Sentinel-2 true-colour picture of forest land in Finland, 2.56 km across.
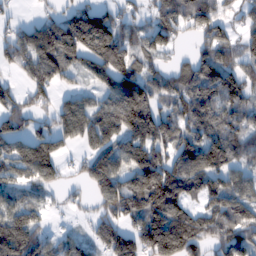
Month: February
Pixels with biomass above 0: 77%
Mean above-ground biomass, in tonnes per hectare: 109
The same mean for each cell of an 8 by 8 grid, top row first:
27 56 143 87 54 126 138 49
138 183 185 198 99 50 120 108
39 115 43 118 122 98 161 110
89 62 128 145 145 90 131 96
85 115 71 90 126 113 144 81
69 100 43 121 169 162 139 90
72 23 28 109 174 154 92 108
145 70 53 146 175 237 110 123
